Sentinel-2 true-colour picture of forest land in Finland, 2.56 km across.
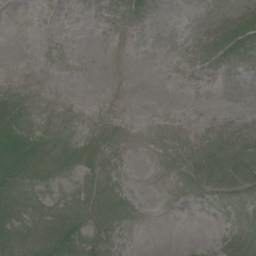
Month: July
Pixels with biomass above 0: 19%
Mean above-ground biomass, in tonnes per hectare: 3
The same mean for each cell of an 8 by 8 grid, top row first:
0 0 0 0 0 0 0 6
0 0 0 0 0 0 3 5
0 0 0 0 0 0 0 0
9 0 0 0 0 0 0 0
25 4 0 0 0 0 0 0
20 3 0 0 0 0 0 1
17 6 5 3 0 0 0 0
17 20 18 3 0 0 0 4
